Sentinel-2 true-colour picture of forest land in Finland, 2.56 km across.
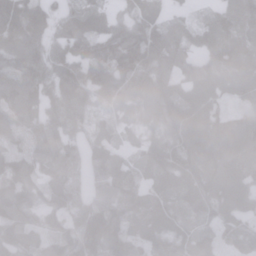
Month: January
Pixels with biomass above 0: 91%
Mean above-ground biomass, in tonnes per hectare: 89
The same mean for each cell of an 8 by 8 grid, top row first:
108 63 82 53 81 28 42 93
108 72 68 124 135 77 77 96
84 80 113 116 94 78 108 102
109 99 101 55 68 97 113 63
68 141 89 83 58 106 127 127
102 87 80 128 57 87 115 151
122 60 92 116 74 73 75 101
89 34 133 128 62 71 50 40
